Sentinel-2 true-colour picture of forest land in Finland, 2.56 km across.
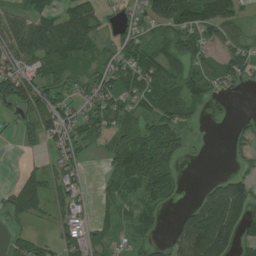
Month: July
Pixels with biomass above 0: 69%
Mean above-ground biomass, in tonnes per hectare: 51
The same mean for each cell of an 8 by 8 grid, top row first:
55 64 90 20 47 123 113 51
84 105 92 44 54 75 64 44
78 56 35 61 76 55 60 39
24 85 33 63 39 56 15 3
7 37 38 35 62 48 5 22
10 39 28 31 86 38 5 37
42 31 31 30 44 14 100 77
25 23 53 32 33 65 157 69
